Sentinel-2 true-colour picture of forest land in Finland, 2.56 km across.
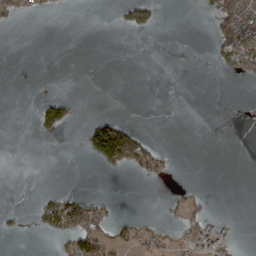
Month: March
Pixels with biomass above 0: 15%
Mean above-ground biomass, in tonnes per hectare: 19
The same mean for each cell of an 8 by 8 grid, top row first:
35 6 0 3 47 0 11 120
0 0 0 0 0 0 8 119
0 0 0 0 0 0 0 15
0 67 5 5 0 0 0 1
0 1 15 207 58 0 0 0
0 0 0 4 25 7 0 0
6 66 72 14 0 21 18 0
3 11 90 45 34 24 42 3
